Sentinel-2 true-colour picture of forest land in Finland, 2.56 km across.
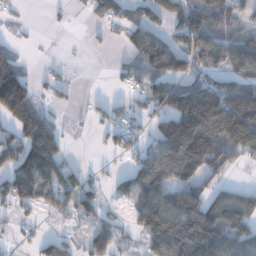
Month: December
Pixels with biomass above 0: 60%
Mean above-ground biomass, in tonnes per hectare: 82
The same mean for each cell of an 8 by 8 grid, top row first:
11 7 7 63 70 105 100 48
21 1 2 9 116 93 124 109
157 19 2 11 64 78 75 89
148 31 6 42 50 173 241 238
103 146 1 36 50 169 184 166
131 151 49 25 118 103 85 6
56 45 67 13 123 150 135 140
18 40 28 27 58 170 195 149
